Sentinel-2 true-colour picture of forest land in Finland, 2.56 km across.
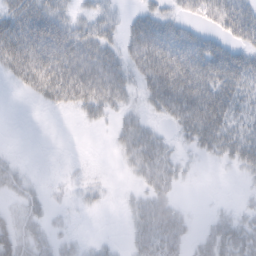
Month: February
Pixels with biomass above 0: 62%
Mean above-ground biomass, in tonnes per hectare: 27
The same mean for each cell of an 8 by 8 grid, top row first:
49 53 20 18 30 23 27 49
60 71 47 26 62 63 41 30
20 50 53 38 38 74 57 48
0 5 17 20 15 46 69 36
0 0 0 9 38 11 35 40
15 1 4 1 21 17 0 7
11 12 6 2 25 17 2 8
37 19 7 4 28 28 24 34
